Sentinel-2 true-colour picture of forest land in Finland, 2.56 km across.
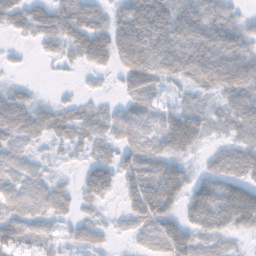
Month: November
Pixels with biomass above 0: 81%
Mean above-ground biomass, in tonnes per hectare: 60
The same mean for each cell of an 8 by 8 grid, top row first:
54 67 88 44 120 105 93 34
11 32 68 76 97 98 101 75
10 2 9 13 77 46 66 90
85 43 34 28 44 59 45 76
57 26 33 34 54 100 28 48
66 38 33 76 88 98 57 68
61 75 23 11 115 61 152 193
63 38 39 16 38 104 54 18
